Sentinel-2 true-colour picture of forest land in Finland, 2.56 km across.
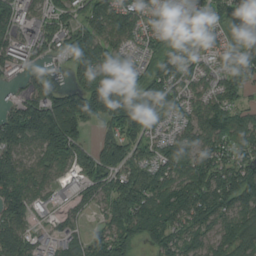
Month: August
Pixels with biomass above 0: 85%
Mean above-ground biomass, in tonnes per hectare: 100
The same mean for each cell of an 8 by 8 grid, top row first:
89 73 74 138 98 73 68 121
77 66 139 95 60 103 64 107
19 48 90 139 86 111 71 87
112 190 162 125 111 67 112 68
117 160 105 90 83 103 94 92
123 78 81 110 113 106 147 137
134 38 41 105 129 142 153 148
119 34 67 130 81 97 92 130
